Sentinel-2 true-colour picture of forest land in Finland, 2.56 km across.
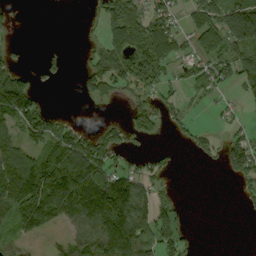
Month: September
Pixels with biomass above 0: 52%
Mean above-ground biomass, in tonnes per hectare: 68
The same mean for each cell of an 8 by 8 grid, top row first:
14 0 1 94 110 53 98 174
20 6 8 70 120 71 66 102
121 18 33 87 88 34 82 64
143 44 1 2 68 41 14 19
73 91 105 69 17 14 48 84
140 151 160 108 62 14 0 76
117 133 153 179 95 58 0 11
51 15 86 160 134 89 0 0
